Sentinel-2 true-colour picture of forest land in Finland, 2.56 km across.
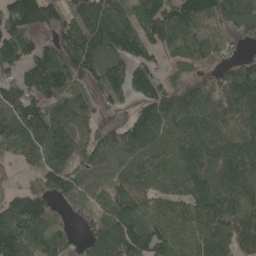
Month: May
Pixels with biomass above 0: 86%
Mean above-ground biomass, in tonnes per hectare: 125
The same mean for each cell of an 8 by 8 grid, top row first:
137 112 133 112 125 146 149 148
125 88 148 129 108 129 122 34
99 177 88 155 117 81 78 147
145 131 110 56 107 212 168 154
103 167 125 113 135 128 201 147
29 141 117 110 114 150 155 185
97 86 85 136 103 96 166 137
145 99 51 163 177 123 123 106
